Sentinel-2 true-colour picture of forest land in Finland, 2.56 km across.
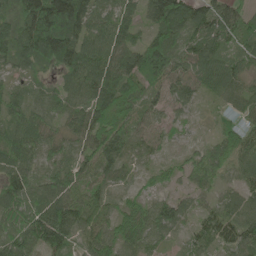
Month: June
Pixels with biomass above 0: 94%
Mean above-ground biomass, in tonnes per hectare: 76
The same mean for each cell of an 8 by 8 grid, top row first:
93 235 154 73 63 149 91 66
94 163 114 87 97 86 81 57
42 34 100 115 107 79 84 66
53 55 73 111 61 47 9 50
83 49 63 110 61 18 33 72
85 53 68 61 25 31 66 51
81 124 91 52 58 73 37 57
92 143 48 69 72 26 54 78
